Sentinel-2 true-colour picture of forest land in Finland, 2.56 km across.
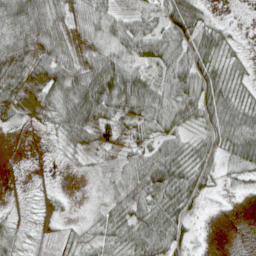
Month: April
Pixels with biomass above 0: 82%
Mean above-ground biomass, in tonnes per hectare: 49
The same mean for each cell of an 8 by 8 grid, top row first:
83 78 58 50 34 78 31 3
65 81 47 67 62 62 68 23
53 62 91 104 71 81 76 51
33 49 100 67 70 85 76 75
1 7 50 36 43 47 53 79
1 3 8 42 81 74 44 33
9 18 5 63 62 74 11 0
41 30 36 46 67 48 3 0
